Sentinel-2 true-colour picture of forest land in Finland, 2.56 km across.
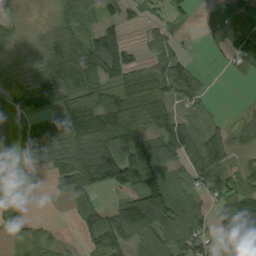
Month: September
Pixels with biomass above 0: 73%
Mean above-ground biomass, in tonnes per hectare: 73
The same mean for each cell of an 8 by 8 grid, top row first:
16 7 57 37 22 29 20 93
31 50 85 134 32 29 15 72
47 122 87 66 61 96 6 11
99 102 71 149 108 52 12 12
76 177 111 116 122 127 110 40
79 39 107 108 135 57 98 59
65 0 66 59 188 128 40 127
16 37 28 116 94 100 59 185
